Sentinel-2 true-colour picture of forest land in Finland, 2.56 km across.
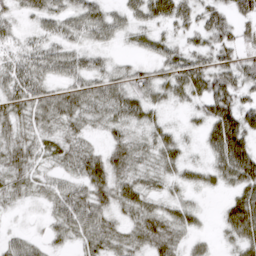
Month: March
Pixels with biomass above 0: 83%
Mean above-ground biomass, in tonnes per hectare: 34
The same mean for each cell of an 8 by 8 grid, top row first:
21 35 41 30 35 42 36 32
21 33 25 14 18 23 35 34
53 36 40 37 38 48 57 46
46 51 48 43 38 11 38 52
41 27 28 26 29 30 31 57
33 20 34 44 29 24 24 54
13 22 59 35 38 30 5 53
25 20 33 38 40 35 12 40
